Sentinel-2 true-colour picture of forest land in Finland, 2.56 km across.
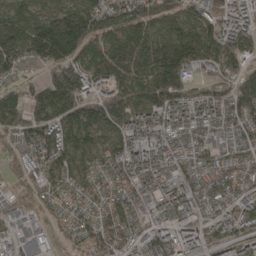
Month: April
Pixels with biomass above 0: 92%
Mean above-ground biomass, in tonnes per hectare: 112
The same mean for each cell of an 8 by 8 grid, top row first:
130 116 178 116 134 128 120 105
165 229 182 176 216 235 143 113
63 122 168 212 178 206 77 97
130 152 169 134 115 114 97 85
68 136 131 81 110 72 69 65
30 97 73 79 119 86 76 85
69 48 69 84 75 109 59 72
71 62 58 87 73 90 60 74
